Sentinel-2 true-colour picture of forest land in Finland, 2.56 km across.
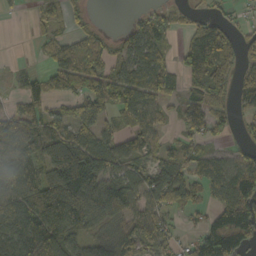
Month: October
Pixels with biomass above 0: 70%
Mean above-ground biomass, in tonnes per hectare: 79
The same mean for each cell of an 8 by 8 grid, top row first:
7 36 17 0 29 36 36 13
4 38 80 47 72 25 154 59
15 70 107 89 70 30 115 48
59 58 84 65 86 30 83 36
174 158 113 83 73 42 29 25
103 97 223 113 73 98 91 116
117 149 192 167 76 52 51 148
142 138 68 86 74 38 136 130
